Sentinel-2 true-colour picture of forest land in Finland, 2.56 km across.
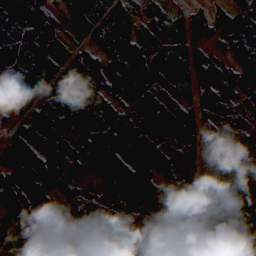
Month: April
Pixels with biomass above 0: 95%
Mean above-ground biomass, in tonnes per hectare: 97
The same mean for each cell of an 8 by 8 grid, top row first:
118 135 96 96 76 72 44 82
150 128 56 125 93 120 53 83
116 122 112 91 97 110 110 80
84 71 98 92 58 75 93 74
83 96 69 126 127 94 89 71
102 93 64 124 95 116 80 79
125 77 152 121 104 99 111 111
89 52 83 122 109 106 87 123
